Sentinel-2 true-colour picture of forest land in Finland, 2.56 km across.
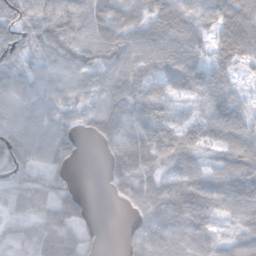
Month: November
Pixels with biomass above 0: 86%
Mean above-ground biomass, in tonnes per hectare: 65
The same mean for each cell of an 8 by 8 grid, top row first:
66 69 63 65 56 85 63 86
66 56 71 71 82 79 58 81
59 63 61 70 90 79 73 31
71 65 49 90 94 50 60 54
91 84 35 68 97 99 62 76
49 49 0 51 78 72 68 103
23 58 47 3 74 128 81 79
26 58 65 0 91 78 59 55
